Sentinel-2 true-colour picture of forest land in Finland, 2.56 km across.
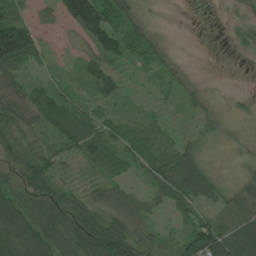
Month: July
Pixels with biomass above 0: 80%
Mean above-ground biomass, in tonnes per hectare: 52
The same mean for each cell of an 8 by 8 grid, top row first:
62 18 115 74 24 0 1 13
175 18 16 70 56 8 0 14
53 23 33 68 15 28 4 0
66 78 39 27 20 8 25 9
53 40 55 43 54 47 18 7
61 71 15 24 27 105 65 16
117 115 75 58 54 35 36 74
132 103 149 169 51 37 126 118
